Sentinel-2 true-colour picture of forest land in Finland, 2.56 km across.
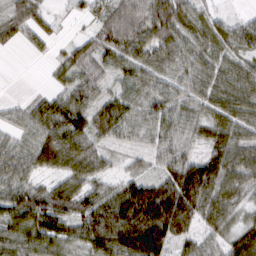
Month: March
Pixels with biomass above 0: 88%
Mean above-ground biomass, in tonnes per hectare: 61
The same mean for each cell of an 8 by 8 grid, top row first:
57 33 21 68 92 86 45 21
17 19 38 68 80 67 57 46
0 9 59 44 64 60 61 59
24 75 82 66 50 71 53 62
44 82 80 36 32 77 50 64
76 41 70 33 47 96 91 61
81 81 60 89 135 123 64 38
69 72 58 99 149 69 41 63
